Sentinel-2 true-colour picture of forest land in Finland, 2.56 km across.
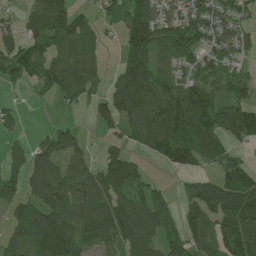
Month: July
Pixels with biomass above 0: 73%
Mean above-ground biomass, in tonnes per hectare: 84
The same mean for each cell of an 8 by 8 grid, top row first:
29 145 55 40 110 59 99 62
84 78 97 6 150 108 65 51
45 89 98 38 138 70 83 59
23 1 14 86 110 143 146 118
18 67 55 26 50 159 118 48
58 116 115 96 48 21 42 109
73 129 122 99 108 62 119 175
66 187 103 70 103 80 75 174
